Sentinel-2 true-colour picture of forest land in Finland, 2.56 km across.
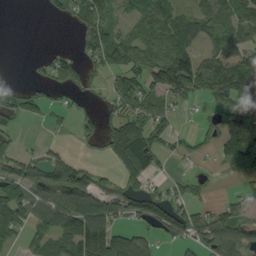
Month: September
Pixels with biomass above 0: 61%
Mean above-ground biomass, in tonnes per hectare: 43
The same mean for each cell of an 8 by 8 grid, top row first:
0 7 32 37 49 57 53 64
0 5 26 74 54 78 21 56
7 30 33 20 42 69 63 80
49 22 16 21 44 20 15 78
14 12 9 54 68 16 20 107
49 75 58 21 51 13 11 11
74 77 89 48 54 47 26 45
28 50 92 94 48 32 65 82
